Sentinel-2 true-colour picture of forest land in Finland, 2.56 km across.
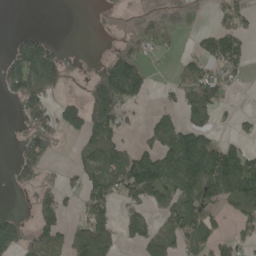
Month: May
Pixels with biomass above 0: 48%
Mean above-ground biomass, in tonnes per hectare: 63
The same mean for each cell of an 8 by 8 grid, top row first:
0 0 0 7 20 38 12 54
55 60 5 14 55 19 64 75
103 98 23 181 69 31 94 22
18 66 82 125 11 53 67 15
20 71 48 89 41 159 101 36
38 31 57 120 170 133 131 151
4 74 38 58 64 96 80 73
96 95 77 67 79 73 82 44
